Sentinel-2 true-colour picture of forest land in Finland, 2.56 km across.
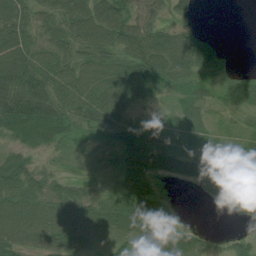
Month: July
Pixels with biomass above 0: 81%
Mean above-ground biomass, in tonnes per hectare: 53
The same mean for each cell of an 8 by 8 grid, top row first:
71 53 78 93 59 44 0 0
85 62 69 70 89 93 74 0
92 78 73 80 68 46 35 43
92 78 66 67 18 23 29 34
41 34 23 30 64 25 21 17
80 51 16 20 50 33 50 44
66 61 69 81 76 9 9 66
65 72 72 62 78 96 24 29
